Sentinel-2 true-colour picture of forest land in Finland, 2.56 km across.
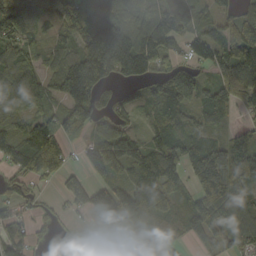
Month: September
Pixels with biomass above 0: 80%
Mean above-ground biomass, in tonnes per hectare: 85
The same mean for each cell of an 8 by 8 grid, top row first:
124 74 100 74 73 124 46 58
82 61 103 237 171 62 41 121
94 67 185 87 80 167 47 126
72 58 122 79 48 86 82 37
87 155 58 134 88 90 72 66
62 76 62 77 141 105 132 91
56 28 61 156 128 50 103 82
58 17 21 17 58 27 52 67
